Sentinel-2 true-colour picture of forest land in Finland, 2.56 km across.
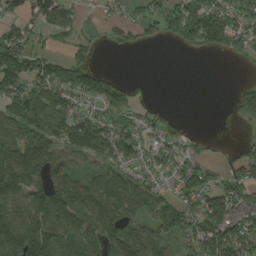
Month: August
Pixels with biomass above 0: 69%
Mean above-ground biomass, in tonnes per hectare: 82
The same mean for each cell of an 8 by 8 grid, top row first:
56 109 37 27 51 116 142 81
146 41 38 25 22 24 60 52
149 134 109 61 4 0 0 9
108 139 76 100 37 5 0 43
111 104 111 135 69 49 10 28
168 104 65 98 61 69 61 69
119 150 142 129 107 108 133 103
156 135 103 111 122 68 145 114
